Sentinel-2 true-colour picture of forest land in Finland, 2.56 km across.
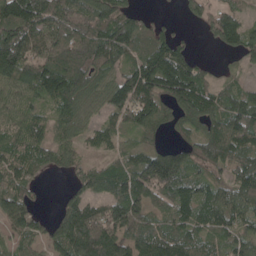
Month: May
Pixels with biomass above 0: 85%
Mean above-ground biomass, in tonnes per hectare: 94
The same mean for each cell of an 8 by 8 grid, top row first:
178 119 100 122 37 15 64 61
167 97 118 138 96 104 14 85
119 144 101 88 160 170 62 37
56 60 79 73 109 85 108 127
86 82 55 60 61 62 135 126
81 23 61 98 131 143 68 97
105 13 131 91 92 100 102 93
62 82 179 139 113 103 71 71
